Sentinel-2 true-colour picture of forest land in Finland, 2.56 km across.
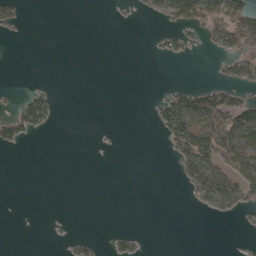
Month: April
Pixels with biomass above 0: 21%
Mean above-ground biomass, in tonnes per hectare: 18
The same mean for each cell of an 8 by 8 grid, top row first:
22 0 0 4 7 61 70 85
0 0 0 0 1 22 12 60
0 1 0 0 0 4 9 30
33 39 0 0 2 80 91 78
28 0 0 1 0 48 78 84
0 0 0 0 0 9 74 55
0 0 0 0 0 0 18 39
0 1 13 13 6 0 0 1
